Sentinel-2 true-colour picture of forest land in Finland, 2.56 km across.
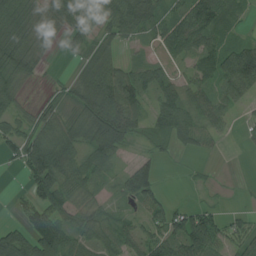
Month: August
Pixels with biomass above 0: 74%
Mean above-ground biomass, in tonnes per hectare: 52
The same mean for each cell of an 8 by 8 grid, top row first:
68 55 100 89 80 57 96 24
73 30 32 42 12 61 58 53
54 5 48 79 52 39 53 98
39 41 60 120 47 88 57 14
67 93 69 93 18 37 23 6
7 126 59 20 76 1 5 0
17 86 39 17 32 35 28 8
81 114 47 47 46 67 103 60
